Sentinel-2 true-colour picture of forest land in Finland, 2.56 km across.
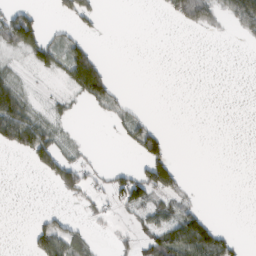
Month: February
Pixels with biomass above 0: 31%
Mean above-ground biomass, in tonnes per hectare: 26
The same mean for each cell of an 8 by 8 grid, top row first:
70 4 44 0 0 31 42 58
50 56 43 0 0 0 0 1
25 4 87 31 0 0 0 0
97 13 4 20 9 0 0 0
73 66 7 2 75 2 0 0
0 28 47 30 68 49 0 0
0 6 9 17 52 43 11 0
0 61 20 6 41 104 118 14
